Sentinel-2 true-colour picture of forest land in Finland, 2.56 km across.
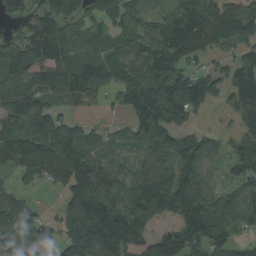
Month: August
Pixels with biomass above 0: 82%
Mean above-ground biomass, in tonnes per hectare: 121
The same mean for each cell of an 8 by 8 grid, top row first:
44 101 77 102 63 90 138 110
111 152 66 77 125 175 95 108
198 166 135 125 167 137 105 135
158 133 31 23 135 141 33 96
148 180 158 97 140 115 94 79
73 102 179 127 116 143 100 79
143 18 208 173 156 124 165 165
186 88 207 174 95 133 145 56
